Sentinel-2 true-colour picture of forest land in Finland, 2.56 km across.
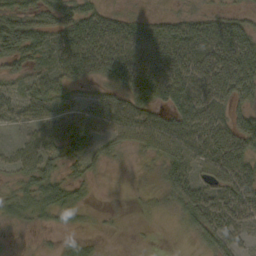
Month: October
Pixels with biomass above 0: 79%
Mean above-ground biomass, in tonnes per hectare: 49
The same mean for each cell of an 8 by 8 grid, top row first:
52 45 66 39 18 26 29 27
83 54 93 75 81 82 85 96
31 53 42 44 86 82 96 103
29 53 49 66 49 92 88 44
24 55 52 40 46 69 79 76
30 55 25 2 13 66 44 76
44 57 33 3 13 38 76 68
4 4 20 2 2 3 44 31
